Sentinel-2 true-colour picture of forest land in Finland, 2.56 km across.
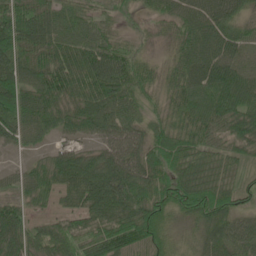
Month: June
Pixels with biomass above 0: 92%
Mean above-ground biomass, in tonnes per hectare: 65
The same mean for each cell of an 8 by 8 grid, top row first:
101 77 57 31 24 59 84 50
91 83 74 66 25 51 92 59
83 87 87 100 55 54 71 78
67 67 78 86 45 48 78 82
35 22 36 66 68 72 61 58
25 58 88 91 75 76 74 36
59 23 66 91 85 64 85 44
75 68 66 111 77 27 47 58
